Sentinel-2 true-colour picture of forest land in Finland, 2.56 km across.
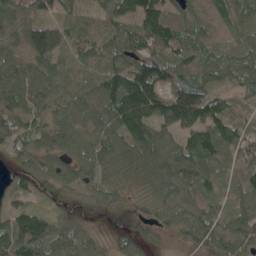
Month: May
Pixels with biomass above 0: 95%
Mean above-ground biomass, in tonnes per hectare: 78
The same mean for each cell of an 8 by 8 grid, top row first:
68 49 54 79 124 72 85 69
56 147 90 76 103 113 80 60
86 80 52 110 160 120 73 60
91 54 76 122 144 138 117 40
58 56 63 83 102 72 106 96
37 62 63 47 60 88 78 78
54 36 36 35 34 76 80 75
129 103 65 29 42 24 75 79
